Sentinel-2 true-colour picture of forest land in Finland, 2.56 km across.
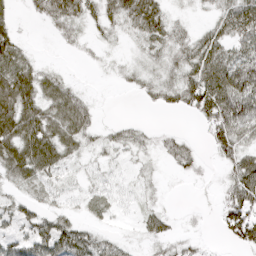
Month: April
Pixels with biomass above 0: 72%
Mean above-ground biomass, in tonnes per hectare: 35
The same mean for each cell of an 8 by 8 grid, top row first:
10 36 43 33 68 16 16 67
37 1 11 9 25 38 45 47
69 39 6 7 23 36 76 82
72 53 56 1 2 16 62 66
69 69 36 25 18 30 19 47
42 43 22 25 10 8 4 62
38 29 18 27 19 3 2 80
44 78 67 25 17 24 4 52
